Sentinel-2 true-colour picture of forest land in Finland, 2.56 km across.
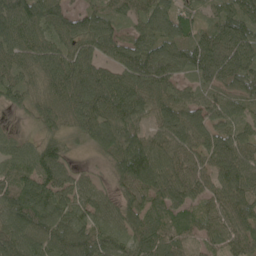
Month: May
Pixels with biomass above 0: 93%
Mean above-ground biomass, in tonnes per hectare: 94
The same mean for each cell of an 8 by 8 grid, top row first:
136 112 82 89 89 93 55 108
108 89 79 91 123 114 123 123
75 96 127 97 107 64 78 107
24 81 108 115 69 97 84 65
54 66 26 103 100 87 91 99
123 111 40 53 146 113 83 121
122 129 91 67 108 97 72 122
117 109 120 96 104 82 62 79
